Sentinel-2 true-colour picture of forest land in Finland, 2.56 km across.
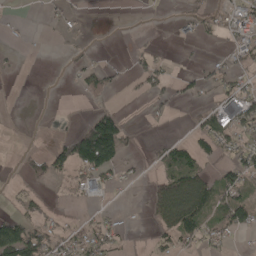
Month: April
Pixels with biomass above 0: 35%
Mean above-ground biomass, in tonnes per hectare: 34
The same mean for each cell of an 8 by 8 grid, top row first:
4 10 5 0 1 4 36 55
6 0 9 3 17 3 5 39
3 0 32 32 57 32 45 38
0 0 3 39 7 10 52 79
2 17 139 147 4 33 54 54
6 57 52 45 10 70 44 72
20 19 6 7 14 123 62 89
155 75 48 44 1 54 41 6
